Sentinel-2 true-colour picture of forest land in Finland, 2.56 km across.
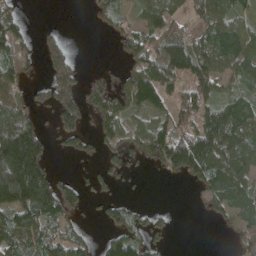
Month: April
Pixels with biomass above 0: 61%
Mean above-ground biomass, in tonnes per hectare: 79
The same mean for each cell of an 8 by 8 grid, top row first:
58 0 0 45 76 74 109 54
93 77 1 11 101 151 114 108
74 95 65 25 69 75 118 60
151 45 124 39 34 63 95 100
312 64 62 63 70 126 163 115
277 119 15 57 8 44 103 88
153 136 63 60 25 6 34 88
109 95 55 71 67 3 0 77
